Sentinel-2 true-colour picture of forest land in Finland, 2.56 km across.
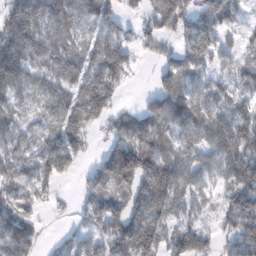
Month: February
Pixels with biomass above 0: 80%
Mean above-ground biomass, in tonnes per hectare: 103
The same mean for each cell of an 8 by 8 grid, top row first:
228 154 104 93 66 145 108 32
244 125 78 136 52 54 92 54
180 76 128 127 2 104 64 66
85 68 129 99 90 144 111 107
71 112 92 75 128 71 101 180
83 101 35 164 132 114 61 173
93 26 41 95 140 86 44 159
170 14 59 125 180 93 79 131
